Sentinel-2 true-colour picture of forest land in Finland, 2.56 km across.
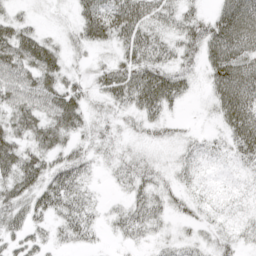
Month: April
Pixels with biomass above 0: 81%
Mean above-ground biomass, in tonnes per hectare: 35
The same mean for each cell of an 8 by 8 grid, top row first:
20 6 33 60 52 37 31 71
59 39 22 24 53 37 57 62
58 52 23 52 61 45 32 71
53 57 45 23 45 11 11 78
46 50 29 18 14 17 13 47
56 47 38 12 32 18 5 7
48 46 35 12 40 20 12 6
37 25 27 9 18 21 19 22
